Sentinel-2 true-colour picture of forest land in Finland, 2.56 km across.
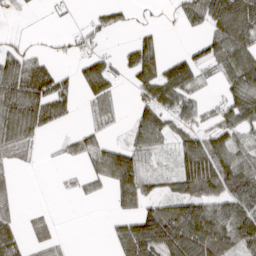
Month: March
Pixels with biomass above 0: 60%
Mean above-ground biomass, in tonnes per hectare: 64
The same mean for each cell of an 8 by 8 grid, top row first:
7 4 4 45 4 24 95 145
32 8 31 6 85 2 56 107
133 101 58 66 85 104 19 108
141 103 13 18 58 82 36 110
90 6 36 33 55 57 105 67
14 0 23 106 71 63 154 131
29 7 1 18 39 116 123 105
68 35 0 38 84 158 209 148
